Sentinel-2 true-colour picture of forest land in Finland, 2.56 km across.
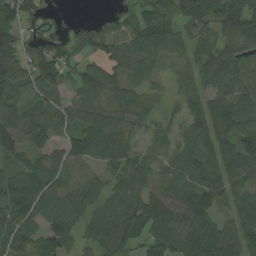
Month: August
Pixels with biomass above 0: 87%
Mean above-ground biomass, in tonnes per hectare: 79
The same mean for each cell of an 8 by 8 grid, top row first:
94 13 4 29 85 77 70 106
101 79 51 67 98 68 68 68
78 71 81 77 62 39 64 85
75 75 84 69 66 31 98 98
93 56 97 100 43 55 75 113
90 111 72 53 76 70 100 82
124 86 66 79 134 109 90 81
82 103 47 94 101 115 161 98
